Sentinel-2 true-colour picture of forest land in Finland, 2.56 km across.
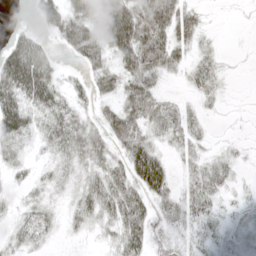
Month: May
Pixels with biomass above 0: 75%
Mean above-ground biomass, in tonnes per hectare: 35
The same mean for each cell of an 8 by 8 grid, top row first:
0 44 51 76 75 60 8 3
51 22 57 52 88 47 15 2
92 66 16 35 54 12 34 2
73 49 28 29 56 34 13 3
36 29 43 36 53 23 16 11
16 18 25 45 89 21 44 13
16 24 29 49 67 38 34 14
22 17 7 21 65 24 22 12
